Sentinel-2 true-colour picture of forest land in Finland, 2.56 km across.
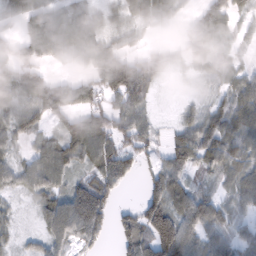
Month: February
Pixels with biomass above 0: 80%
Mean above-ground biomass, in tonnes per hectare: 63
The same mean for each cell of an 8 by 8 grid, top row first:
50 79 74 36 77 42 78 33
69 88 104 68 35 31 46 21
78 64 47 112 91 7 29 46
73 76 65 74 47 13 53 74
41 55 88 72 53 63 83 56
56 80 40 79 40 70 36 66
17 66 121 52 99 98 88 39
24 59 61 24 106 185 74 53
